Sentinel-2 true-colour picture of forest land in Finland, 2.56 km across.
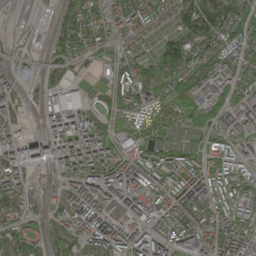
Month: May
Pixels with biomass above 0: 85%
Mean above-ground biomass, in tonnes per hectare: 104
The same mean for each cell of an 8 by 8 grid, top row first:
40 13 112 111 126 109 160 110
10 46 77 82 49 131 130 101
98 35 33 56 130 140 181 116
61 121 138 75 88 83 138 114
102 132 160 111 100 63 69 78
99 48 136 164 151 131 150 106
98 61 117 134 146 158 127 87
87 74 80 144 139 125 167 121
